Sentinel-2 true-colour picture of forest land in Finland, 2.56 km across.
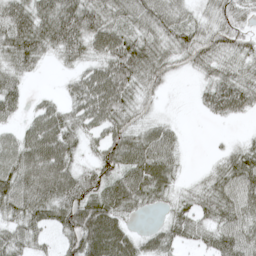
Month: May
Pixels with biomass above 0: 83%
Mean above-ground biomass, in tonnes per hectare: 57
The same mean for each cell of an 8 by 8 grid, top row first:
83 80 95 52 62 49 35 52
84 60 65 83 68 57 58 41
44 2 48 93 54 9 37 57
34 55 64 78 22 3 32 45
63 97 40 69 72 37 2 21
90 105 71 64 92 38 26 80
66 78 100 81 33 38 52 72
49 24 97 102 37 43 45 81
